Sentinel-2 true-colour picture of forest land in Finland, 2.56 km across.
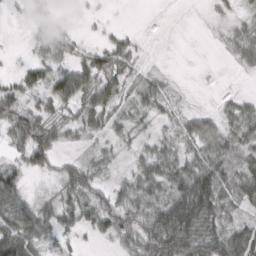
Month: March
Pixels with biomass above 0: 72%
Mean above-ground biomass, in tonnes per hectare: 38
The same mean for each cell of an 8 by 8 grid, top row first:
3 12 5 2 0 0 7 17
2 32 18 54 8 0 1 39
30 48 64 49 28 6 0 1
73 41 42 44 28 18 22 46
44 75 21 20 19 30 49 48
55 17 60 14 47 74 91 62
73 36 61 72 57 96 81 31
92 31 11 31 70 94 67 65
